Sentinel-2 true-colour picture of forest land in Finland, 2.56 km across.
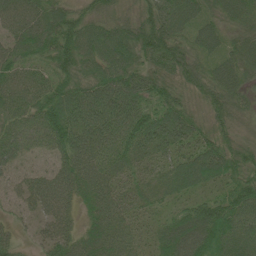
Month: June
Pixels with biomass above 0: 97%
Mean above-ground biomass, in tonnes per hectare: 70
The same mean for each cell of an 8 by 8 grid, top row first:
89 92 65 53 63 115 55 66
70 86 109 107 93 81 66 65
77 62 77 97 78 65 71 64
76 107 87 87 74 73 52 48
70 67 83 76 65 68 67 48
33 51 83 58 40 63 69 69
26 53 38 70 41 35 83 87
35 49 64 76 35 100 111 79
